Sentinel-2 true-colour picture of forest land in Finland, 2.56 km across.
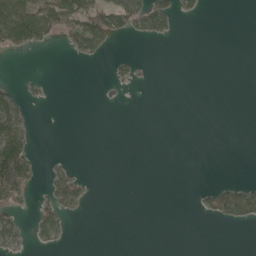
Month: May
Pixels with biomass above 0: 18%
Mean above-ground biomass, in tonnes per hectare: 20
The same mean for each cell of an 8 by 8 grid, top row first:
103 108 98 78 68 32 2 0
50 12 51 13 0 0 0 0
7 5 0 16 3 0 0 0
49 0 0 0 0 0 0 0
128 0 0 0 0 0 0 0
186 17 16 0 0 0 0 0
29 40 16 0 0 0 23 77
26 23 0 0 0 0 0 0
